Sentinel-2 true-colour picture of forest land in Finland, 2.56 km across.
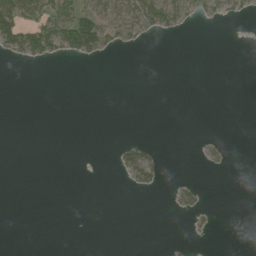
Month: June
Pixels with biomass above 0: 14%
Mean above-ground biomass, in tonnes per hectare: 12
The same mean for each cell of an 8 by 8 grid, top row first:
83 61 95 38 68 48 23 13
60 66 112 23 7 0 0 0
0 0 0 0 0 0 0 0
0 0 0 0 0 0 0 0
0 0 0 5 22 0 7 0
0 0 0 2 34 2 2 0
0 0 0 0 0 13 7 0
0 0 0 0 0 1 2 0
